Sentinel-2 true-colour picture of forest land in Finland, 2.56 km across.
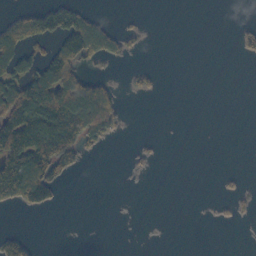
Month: October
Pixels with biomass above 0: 25%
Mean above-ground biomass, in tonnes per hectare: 35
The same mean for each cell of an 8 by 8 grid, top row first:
32 79 60 5 2 0 0 0
103 40 111 53 8 0 0 19
106 135 82 19 16 0 0 0
134 159 181 86 0 0 0 0
147 167 108 12 6 0 0 0
127 120 8 0 4 0 0 6
34 34 0 0 0 0 3 16
48 0 0 0 0 0 0 0
